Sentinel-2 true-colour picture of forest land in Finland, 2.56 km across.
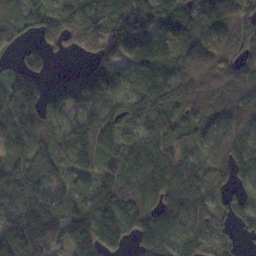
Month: November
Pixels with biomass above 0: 89%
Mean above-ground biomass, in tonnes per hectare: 104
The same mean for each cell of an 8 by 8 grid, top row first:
74 137 170 93 115 131 115 99
47 66 72 107 136 93 93 84
109 82 125 135 92 104 97 97
124 107 58 61 87 108 93 86
81 127 102 74 114 92 68 87
127 83 99 103 121 99 76 73
127 115 127 188 144 95 86 52
213 169 150 140 140 101 74 32
